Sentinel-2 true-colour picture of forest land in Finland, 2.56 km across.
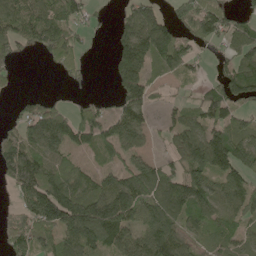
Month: May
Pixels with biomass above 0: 72%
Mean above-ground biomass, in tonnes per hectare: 88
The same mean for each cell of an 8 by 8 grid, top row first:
98 95 51 24 132 54 115 38
55 90 53 63 193 147 33 83
14 1 23 57 130 38 31 129
21 104 68 64 87 35 81 56
134 115 82 113 63 72 152 101
139 124 74 73 127 86 109 79
46 177 172 206 112 113 86 77
76 89 178 122 85 104 52 60
